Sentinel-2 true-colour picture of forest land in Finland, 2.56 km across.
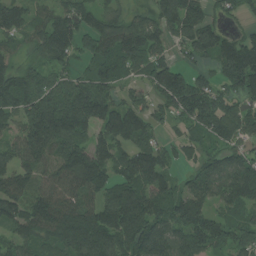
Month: July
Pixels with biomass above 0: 87%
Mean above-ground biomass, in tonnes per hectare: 121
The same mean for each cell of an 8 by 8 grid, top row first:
118 84 111 77 55 159 80 47
54 123 92 143 159 65 120 138
127 105 103 113 80 166 65 165
131 201 252 146 106 98 156 102
88 159 135 131 99 49 63 100
125 142 232 109 152 59 102 139
122 182 160 142 159 140 84 106
99 102 178 148 147 119 124 131
